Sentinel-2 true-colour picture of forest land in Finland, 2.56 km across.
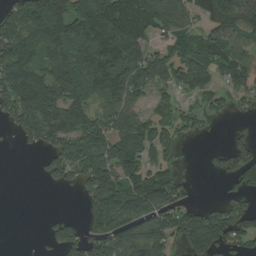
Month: August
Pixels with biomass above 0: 68%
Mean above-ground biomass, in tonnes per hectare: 102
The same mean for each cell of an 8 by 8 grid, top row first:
113 171 137 221 170 136 113 123
157 138 131 204 135 95 85 97
140 118 134 160 110 111 103 134
144 164 112 130 62 61 59 22
13 90 106 149 131 67 7 40
0 46 93 131 132 60 13 93
0 1 24 155 171 108 44 72
0 35 109 138 175 76 175 88
